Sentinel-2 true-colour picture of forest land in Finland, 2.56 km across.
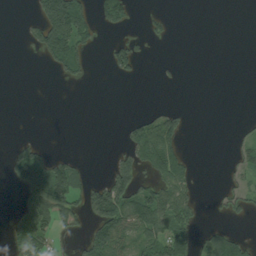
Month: August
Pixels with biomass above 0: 30%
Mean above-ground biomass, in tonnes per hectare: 37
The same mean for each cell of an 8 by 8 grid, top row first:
1 145 99 63 7 2 0 0
0 94 68 43 13 0 0 0
0 2 24 9 5 3 0 0
0 0 0 0 14 32 0 0
25 11 0 3 104 48 0 25
71 147 43 69 41 61 0 29
37 118 56 160 108 68 5 31
70 55 30 116 58 74 46 40
